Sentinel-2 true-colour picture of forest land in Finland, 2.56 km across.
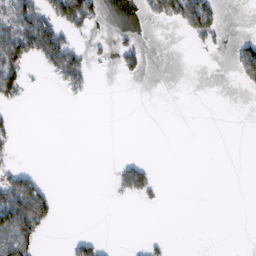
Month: February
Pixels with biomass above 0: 18%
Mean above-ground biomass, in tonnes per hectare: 21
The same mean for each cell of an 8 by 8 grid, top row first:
77 66 102 0 15 72 70 0
103 119 29 16 12 0 12 32
61 13 45 1 8 0 0 25
7 0 0 0 0 0 0 0
9 0 0 0 0 0 0 0
45 4 0 13 49 0 0 0
133 60 0 1 3 0 0 0
94 5 28 1 7 1 0 0
